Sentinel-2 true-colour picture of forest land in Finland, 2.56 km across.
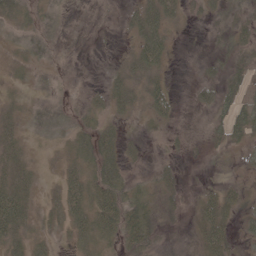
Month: May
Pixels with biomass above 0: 61%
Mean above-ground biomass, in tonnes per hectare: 17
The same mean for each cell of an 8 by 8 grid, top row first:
21 11 0 1 42 20 15 20
10 12 0 1 51 7 4 20
8 7 4 19 34 2 12 17
12 22 13 21 20 12 10 29
19 6 23 29 8 5 10 13
24 4 26 45 8 10 2 6
46 9 31 45 22 9 31 22
27 10 18 15 36 3 37 10
